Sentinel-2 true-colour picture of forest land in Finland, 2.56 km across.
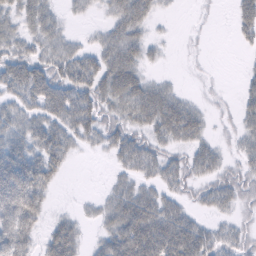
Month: February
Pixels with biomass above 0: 68%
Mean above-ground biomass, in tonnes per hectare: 38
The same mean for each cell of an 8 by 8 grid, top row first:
40 45 10 32 39 3 4 42
34 40 26 52 34 3 3 10
59 64 56 61 34 6 6 11
44 51 64 40 54 59 16 29
52 60 24 37 45 32 26 24
87 51 0 14 30 45 38 42
94 26 8 42 63 37 27 28
75 35 28 46 80 79 42 32
